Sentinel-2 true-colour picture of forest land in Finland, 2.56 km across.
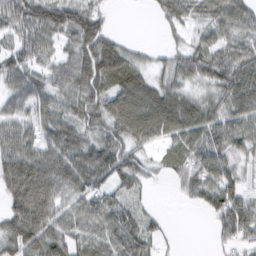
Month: February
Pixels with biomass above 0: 83%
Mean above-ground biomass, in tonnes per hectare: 60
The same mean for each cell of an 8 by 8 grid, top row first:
68 86 78 10 2 51 52 73
57 42 72 64 12 30 71 63
55 55 81 72 50 56 67 90
52 51 55 77 105 93 61 76
76 66 73 72 53 43 76 61
105 101 83 72 34 40 87 39
83 94 57 72 20 3 48 62
69 82 52 75 62 4 8 49
